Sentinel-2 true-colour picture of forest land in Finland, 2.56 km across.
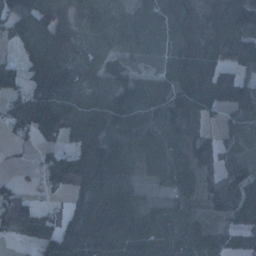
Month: January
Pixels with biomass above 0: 83%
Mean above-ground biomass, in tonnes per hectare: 66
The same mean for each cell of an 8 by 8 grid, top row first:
94 90 55 40 52 72 45 93
35 79 43 39 54 52 58 60
86 101 66 63 47 78 117 66
75 147 84 105 71 88 60 71
28 54 86 77 82 40 78 39
12 78 139 99 44 60 63 68
70 31 52 77 36 20 40 97
20 77 90 86 57 38 64 25
